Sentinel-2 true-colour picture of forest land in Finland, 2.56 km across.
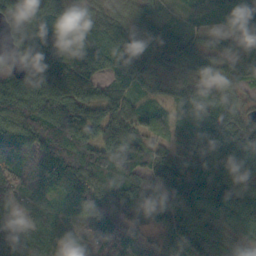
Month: October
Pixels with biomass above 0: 94%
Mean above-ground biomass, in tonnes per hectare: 85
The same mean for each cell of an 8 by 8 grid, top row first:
79 104 65 68 66 19 36 60
66 148 101 104 93 80 50 67
66 120 104 79 62 53 62 69
99 136 130 84 42 62 103 74
86 86 100 110 87 81 108 119
62 90 94 93 82 122 143 74
38 43 68 115 123 129 104 90
86 57 47 104 64 100 141 68
